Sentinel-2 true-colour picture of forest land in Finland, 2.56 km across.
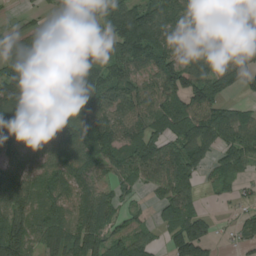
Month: August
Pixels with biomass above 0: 83%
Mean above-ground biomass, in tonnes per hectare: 91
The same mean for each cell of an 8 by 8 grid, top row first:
14 35 115 113 150 115 82 109
70 26 67 106 155 71 79 96
115 97 115 94 70 135 120 96
101 96 81 107 110 122 137 60
109 87 114 99 126 105 131 109
98 84 97 60 71 120 36 49
117 107 87 76 19 89 13 23
160 113 120 78 62 96 77 40
